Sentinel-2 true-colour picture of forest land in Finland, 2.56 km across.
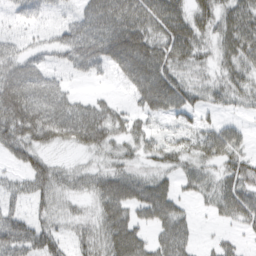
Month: March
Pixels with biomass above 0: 79%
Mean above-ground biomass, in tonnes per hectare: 54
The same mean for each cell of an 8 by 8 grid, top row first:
26 24 43 82 76 72 56 68
36 34 100 88 88 77 33 73
87 54 22 19 85 60 30 53
107 93 71 48 43 54 28 19
73 46 53 52 44 42 56 45
26 65 32 59 39 37 34 65
45 38 16 74 68 55 18 65
131 76 38 82 51 78 7 17
